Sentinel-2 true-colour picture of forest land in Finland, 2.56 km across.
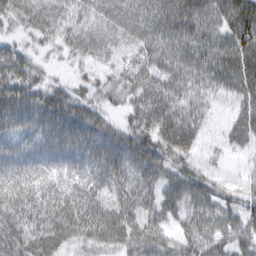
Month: March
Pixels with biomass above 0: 93%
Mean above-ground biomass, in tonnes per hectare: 51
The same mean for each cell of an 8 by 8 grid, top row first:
43 48 37 54 64 78 59 82
35 25 40 34 53 64 62 83
68 32 25 39 54 58 47 68
68 73 66 30 64 62 25 35
44 51 62 65 71 78 15 34
49 43 44 55 52 52 33 14
56 56 61 52 43 47 49 40
65 66 47 59 56 41 48 44
